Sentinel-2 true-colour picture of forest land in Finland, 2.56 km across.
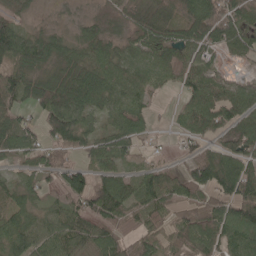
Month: May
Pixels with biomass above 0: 84%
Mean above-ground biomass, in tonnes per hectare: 67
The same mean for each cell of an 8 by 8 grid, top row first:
36 5 14 25 72 89 108 79
104 70 58 52 68 80 56 58
85 80 107 79 68 53 74 37
67 106 94 59 51 25 100 75
80 62 70 69 26 13 39 64
31 47 66 73 65 47 109 113
78 45 63 94 76 53 72 84
88 76 74 81 60 61 81 78
